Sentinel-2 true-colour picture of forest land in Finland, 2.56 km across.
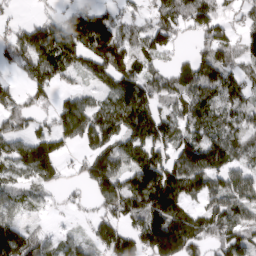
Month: March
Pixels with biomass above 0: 77%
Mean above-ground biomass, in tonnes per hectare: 109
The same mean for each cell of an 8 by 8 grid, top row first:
27 56 143 87 54 126 138 49
138 183 185 198 99 50 120 108
39 115 43 118 122 98 161 110
89 62 128 145 145 90 131 96
85 115 71 90 126 113 144 81
69 100 43 121 169 162 139 90
72 23 28 109 174 154 92 108
145 70 53 146 175 237 110 123
